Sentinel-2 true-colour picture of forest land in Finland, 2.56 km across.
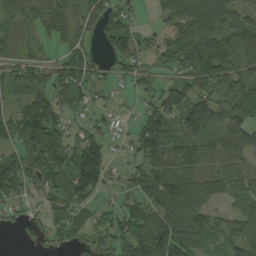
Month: September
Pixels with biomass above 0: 79%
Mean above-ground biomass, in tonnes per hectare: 87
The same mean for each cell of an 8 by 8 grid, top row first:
54 111 72 70 25 89 137 68
49 34 84 75 56 108 136 112
74 77 97 32 50 68 106 122
85 132 52 34 62 103 124 118
76 183 107 37 91 86 79 92
131 132 197 44 84 117 90 80
46 60 89 50 100 115 69 57
8 39 48 106 184 154 66 128
